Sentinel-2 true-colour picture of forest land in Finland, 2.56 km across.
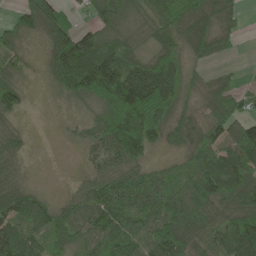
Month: June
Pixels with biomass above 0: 84%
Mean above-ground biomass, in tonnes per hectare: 92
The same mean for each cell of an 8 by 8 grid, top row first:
64 112 26 113 53 169 92 27
68 62 166 109 38 87 67 13
55 36 189 210 166 141 41 21
58 2 22 185 230 92 78 75
52 0 39 140 146 56 89 154
44 0 21 79 81 97 150 121
95 61 78 138 113 160 110 110
118 70 82 150 106 151 77 149
